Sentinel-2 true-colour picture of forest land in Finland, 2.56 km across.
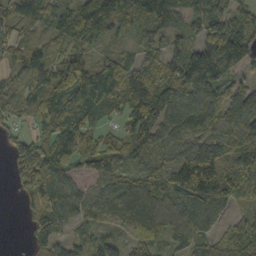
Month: October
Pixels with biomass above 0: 88%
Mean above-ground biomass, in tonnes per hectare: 79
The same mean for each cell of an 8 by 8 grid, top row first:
78 78 97 110 88 74 89 59
53 46 66 37 52 42 148 138
44 99 124 97 77 120 131 46
51 89 86 34 130 101 94 119
50 85 85 53 99 87 99 122
74 123 62 82 68 105 151 73
10 98 75 74 96 63 74 38
1 79 61 47 74 36 63 80
